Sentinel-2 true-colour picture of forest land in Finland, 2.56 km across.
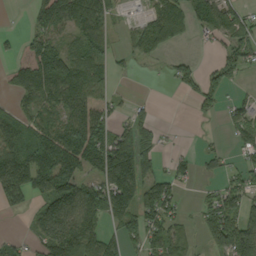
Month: September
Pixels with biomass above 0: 63%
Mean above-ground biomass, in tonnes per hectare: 70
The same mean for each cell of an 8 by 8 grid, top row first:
1 86 107 76 52 86 94 55
21 93 67 34 69 21 9 82
40 103 98 33 7 43 54 22
51 56 87 37 35 0 29 48
117 119 142 133 88 3 11 44
141 125 87 164 115 50 23 47
39 73 140 145 131 48 62 90
29 89 131 51 100 65 60 146
